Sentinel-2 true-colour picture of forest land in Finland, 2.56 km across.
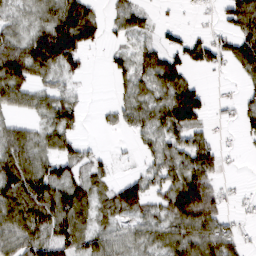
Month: March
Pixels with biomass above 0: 68%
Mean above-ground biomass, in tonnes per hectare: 54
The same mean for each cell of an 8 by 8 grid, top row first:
30 62 97 26 29 3 5 87
76 132 92 15 34 48 61 85
92 43 18 20 56 80 5 20
32 54 34 22 69 129 35 26
82 37 33 2 25 70 52 8
101 78 40 26 38 73 91 3
75 88 82 44 52 97 118 9
67 62 63 46 43 73 95 37
